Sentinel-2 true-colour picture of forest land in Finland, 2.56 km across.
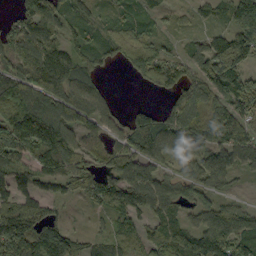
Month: September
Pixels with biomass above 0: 82%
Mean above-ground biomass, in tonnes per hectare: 92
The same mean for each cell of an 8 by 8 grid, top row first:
69 115 56 46 55 25 46 121
112 106 76 77 103 33 90 153
119 168 105 6 55 87 104 128
152 129 104 58 51 112 93 121
171 162 80 63 149 101 97 114
83 88 114 104 93 57 105 40
109 50 18 70 77 62 55 54
187 113 53 67 83 125 148 130
